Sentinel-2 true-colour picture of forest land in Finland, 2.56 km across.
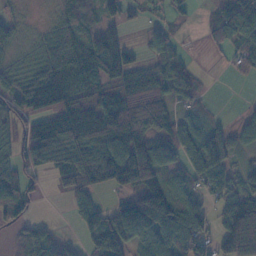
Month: November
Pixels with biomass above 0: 73%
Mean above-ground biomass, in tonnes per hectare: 73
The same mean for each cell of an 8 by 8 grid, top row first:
16 7 57 37 22 29 20 93
31 50 85 134 32 29 15 72
47 122 87 66 61 96 6 11
99 102 71 149 108 52 12 12
76 177 111 116 122 127 110 40
79 39 107 108 135 57 98 59
65 0 66 59 188 128 40 127
16 37 28 116 94 100 59 185
